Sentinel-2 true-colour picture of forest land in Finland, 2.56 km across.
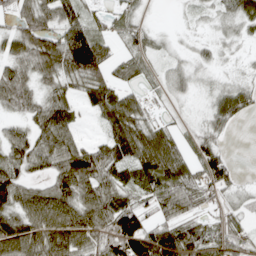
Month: April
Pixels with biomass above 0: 76%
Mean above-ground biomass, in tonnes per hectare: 50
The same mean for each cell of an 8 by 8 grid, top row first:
50 60 52 24 12 2 10 50
51 82 128 29 26 7 15 8
67 37 65 50 19 20 9 16
28 75 26 83 34 7 29 45
61 70 52 80 97 48 38 0
60 51 106 60 65 72 62 16
65 97 82 87 42 55 23 21
100 73 70 74 92 87 53 31
